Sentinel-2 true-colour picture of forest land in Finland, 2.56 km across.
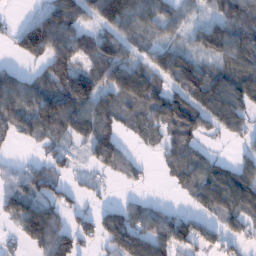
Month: January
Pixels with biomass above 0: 72%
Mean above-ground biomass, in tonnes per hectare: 79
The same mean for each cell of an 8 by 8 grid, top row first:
5 113 94 142 94 60 40 92
58 136 89 98 54 61 87 95
85 90 140 112 106 126 117 113
105 138 123 86 89 133 115 85
24 48 46 110 39 85 22 34
46 80 23 38 19 69 103 87
91 81 26 52 50 20 62 91
45 126 68 102 99 113 61 35
